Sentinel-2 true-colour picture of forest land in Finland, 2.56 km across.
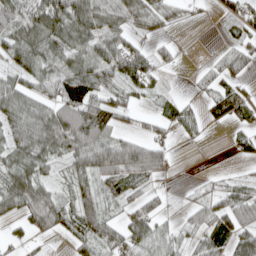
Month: April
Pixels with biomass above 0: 69%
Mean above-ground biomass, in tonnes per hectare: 50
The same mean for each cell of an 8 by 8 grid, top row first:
78 112 89 67 63 28 7 51
82 77 73 76 30 12 3 44
47 59 84 50 62 2 30 36
77 69 89 57 15 38 26 41
60 83 92 72 59 15 6 24
73 30 56 70 56 4 11 12
54 88 65 25 45 7 61 68
16 18 51 63 76 46 54 72
